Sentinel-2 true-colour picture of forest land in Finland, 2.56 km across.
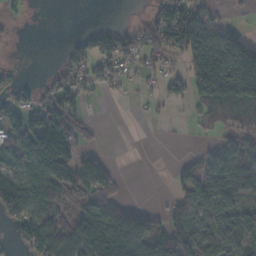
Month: November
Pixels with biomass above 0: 56%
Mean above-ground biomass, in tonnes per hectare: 59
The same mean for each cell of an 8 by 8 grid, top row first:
14 0 0 0 26 95 45 5
3 0 38 66 68 70 153 132
19 20 46 29 16 39 151 154
54 104 49 0 6 3 37 60
106 150 54 0 0 1 14 59
93 107 104 48 0 26 67 110
86 102 111 77 8 34 73 77
32 122 141 171 100 80 66 74
